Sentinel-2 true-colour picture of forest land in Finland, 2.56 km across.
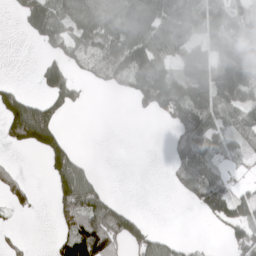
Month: April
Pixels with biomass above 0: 52%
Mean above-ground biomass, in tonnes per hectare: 69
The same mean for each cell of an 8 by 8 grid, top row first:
24 131 79 93 124 121 87 95
0 39 79 112 116 117 83 107
11 79 33 73 121 114 130 189
129 84 6 0 33 125 102 90
60 103 5 0 0 38 73 59
43 45 120 0 0 42 94 12
20 12 149 73 2 0 74 81
16 9 178 141 85 31 5 89
